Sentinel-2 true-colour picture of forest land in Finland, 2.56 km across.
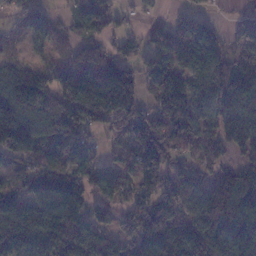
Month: January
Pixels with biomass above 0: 84%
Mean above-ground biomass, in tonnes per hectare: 105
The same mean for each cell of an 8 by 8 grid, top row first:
49 38 81 73 28 33 13 25
21 52 65 64 52 111 73 63
88 86 129 167 94 115 120 124
160 105 125 164 101 116 108 88
187 87 82 31 149 122 89 103
70 127 132 93 127 94 57 130
108 117 170 75 118 127 152 191
146 144 143 92 182 225 167 142
